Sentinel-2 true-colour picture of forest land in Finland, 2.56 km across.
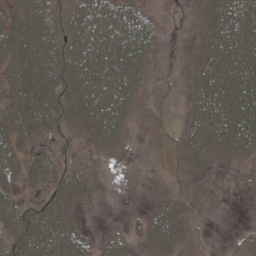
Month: May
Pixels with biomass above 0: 66%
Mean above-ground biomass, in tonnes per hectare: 28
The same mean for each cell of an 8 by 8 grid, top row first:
22 32 51 54 30 0 18 44
43 43 61 61 43 0 25 42
39 46 63 73 18 5 33 40
42 48 47 70 7 6 43 46
34 18 15 24 0 13 32 38
24 37 21 0 2 7 7 3
38 34 9 1 7 24 5 0
40 51 24 14 15 24 5 7
